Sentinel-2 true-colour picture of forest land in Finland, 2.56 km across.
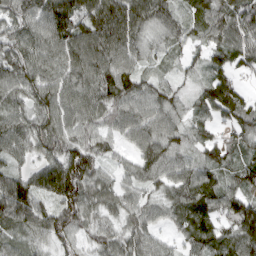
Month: March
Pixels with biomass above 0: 94%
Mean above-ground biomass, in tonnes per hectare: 75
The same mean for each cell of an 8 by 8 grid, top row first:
75 113 119 131 102 53 80 85
85 88 113 116 58 40 64 78
85 81 90 105 56 32 56 33
59 87 81 82 83 58 66 86
71 82 77 41 75 65 47 56
69 99 132 42 63 81 58 77
122 57 94 55 60 64 80 116
57 54 41 59 60 39 75 105
